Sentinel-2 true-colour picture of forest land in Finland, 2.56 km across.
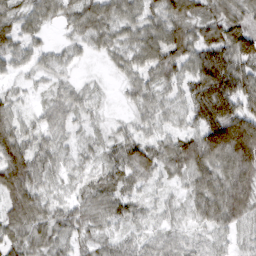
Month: March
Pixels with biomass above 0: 92%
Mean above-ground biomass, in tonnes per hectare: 54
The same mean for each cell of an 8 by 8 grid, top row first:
46 39 50 60 63 72 56 53
55 25 22 42 72 79 93 92
22 22 13 10 44 49 139 103
34 32 29 5 35 25 122 94
79 35 21 31 53 60 127 162
105 40 24 44 48 37 77 115
73 41 38 50 27 21 72 88
56 46 32 33 32 36 31 25
